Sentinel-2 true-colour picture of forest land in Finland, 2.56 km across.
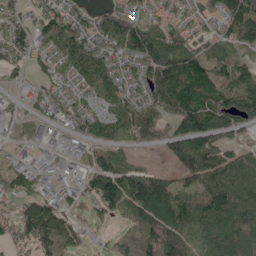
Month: May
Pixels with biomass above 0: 83%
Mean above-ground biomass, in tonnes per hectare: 94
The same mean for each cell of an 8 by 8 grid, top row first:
55 101 69 134 77 52 57 138
101 76 160 112 179 156 71 75
27 64 72 100 103 203 151 156
21 51 85 109 100 136 146 122
23 10 44 103 48 118 106 35
73 39 54 165 106 56 125 121
51 108 34 100 157 160 155 113
55 113 40 32 109 127 85 101
